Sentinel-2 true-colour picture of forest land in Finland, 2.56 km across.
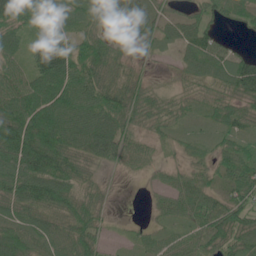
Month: June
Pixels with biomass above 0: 88%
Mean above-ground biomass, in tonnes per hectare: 61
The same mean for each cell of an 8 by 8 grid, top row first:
100 79 59 60 63 36 46 41
45 151 55 37 29 34 77 18
68 118 81 58 32 23 64 100
103 113 90 85 73 47 36 62
116 101 73 79 44 27 27 47
101 103 61 11 19 31 44 84
63 73 65 13 5 52 73 73
77 65 81 13 32 43 64 65
